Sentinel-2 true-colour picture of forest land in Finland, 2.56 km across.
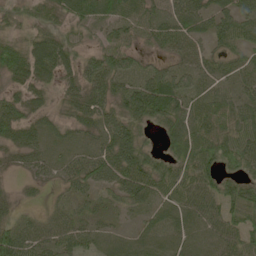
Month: May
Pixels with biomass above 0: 88%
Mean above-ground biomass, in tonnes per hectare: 51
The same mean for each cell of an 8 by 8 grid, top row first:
34 44 50 61 56 59 56 59
56 78 36 57 27 53 35 51
42 43 53 69 46 56 45 52
51 29 54 56 87 73 78 65
51 35 28 71 48 69 87 74
14 27 55 59 83 70 58 54
24 19 26 20 34 57 48 74
80 52 47 21 30 33 28 60
